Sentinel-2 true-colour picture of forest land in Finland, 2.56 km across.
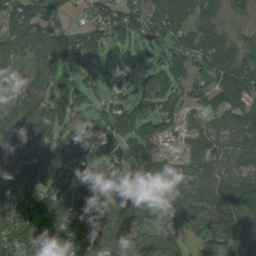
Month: August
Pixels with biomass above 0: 82%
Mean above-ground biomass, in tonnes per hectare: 91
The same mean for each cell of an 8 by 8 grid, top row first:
116 72 25 102 115 159 116 39
55 100 122 54 44 111 143 87
44 75 62 29 57 95 101 147
84 108 57 86 100 58 57 111
88 91 100 85 124 13 74 69
113 143 113 91 90 69 82 72
89 137 128 91 120 67 89 164
127 86 120 94 72 58 66 146
